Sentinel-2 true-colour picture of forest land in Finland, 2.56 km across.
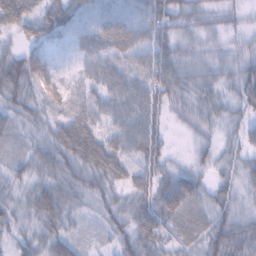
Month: February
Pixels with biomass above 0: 94%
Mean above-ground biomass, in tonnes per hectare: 38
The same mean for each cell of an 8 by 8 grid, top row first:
56 48 31 33 41 49 30 18
24 31 30 48 40 34 23 23
64 50 23 39 41 50 37 50
40 30 34 31 40 23 38 29
19 40 81 41 56 3 23 30
29 38 46 48 41 46 25 38
35 59 26 35 51 65 39 31
26 45 24 25 61 36 58 58
